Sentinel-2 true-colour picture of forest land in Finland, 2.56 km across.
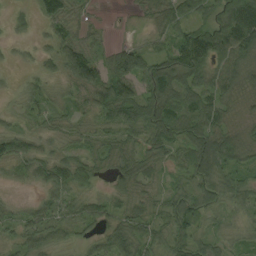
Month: September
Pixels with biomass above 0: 88%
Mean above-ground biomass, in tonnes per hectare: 46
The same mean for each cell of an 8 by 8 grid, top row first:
15 53 21 2 18 56 40 105
11 29 65 29 30 72 97 84
7 31 81 88 70 57 60 56
19 36 34 82 85 67 66 17
70 20 29 43 51 66 77 41
25 53 48 36 53 30 81 46
15 37 42 33 35 60 49 34
22 25 23 55 56 50 40 21
